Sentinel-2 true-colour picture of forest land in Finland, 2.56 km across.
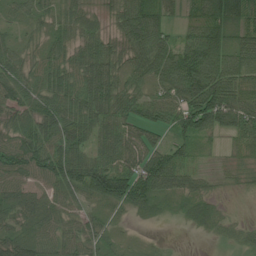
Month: July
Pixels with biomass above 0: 88%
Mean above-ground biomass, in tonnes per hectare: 56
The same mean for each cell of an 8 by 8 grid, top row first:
21 32 53 36 93 18 56 66
28 41 54 50 98 81 115 70
58 60 69 71 46 113 108 72
56 73 72 73 49 65 108 76
64 82 66 70 67 38 18 46
57 71 86 108 100 71 21 26
63 59 33 33 48 18 30 4
67 56 54 22 7 2 8 26
